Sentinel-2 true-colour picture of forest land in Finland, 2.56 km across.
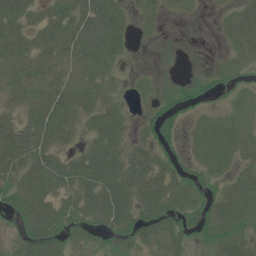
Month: July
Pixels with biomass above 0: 69%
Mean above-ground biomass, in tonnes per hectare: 25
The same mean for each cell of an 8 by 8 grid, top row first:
43 29 49 42 13 4 1 29
38 39 50 30 1 0 0 22
26 29 34 10 2 3 9 10
21 44 31 24 3 17 7 9
64 32 14 39 21 10 29 25
28 52 42 47 46 25 15 19
18 35 28 48 29 20 21 41
12 42 13 17 24 23 15 23
